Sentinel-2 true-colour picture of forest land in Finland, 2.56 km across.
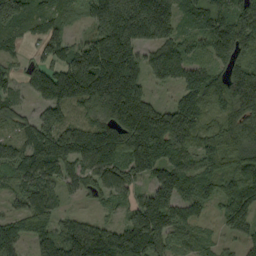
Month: September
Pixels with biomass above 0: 88%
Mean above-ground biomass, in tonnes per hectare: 118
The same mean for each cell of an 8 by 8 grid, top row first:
165 95 67 223 238 122 99 132
42 55 100 193 108 103 87 125
57 159 234 219 73 87 137 181
82 106 88 69 47 127 107 121
122 196 205 188 194 136 115 99
99 124 85 114 68 50 102 118
51 110 19 45 161 123 46 143
117 115 192 150 200 101 51 59
